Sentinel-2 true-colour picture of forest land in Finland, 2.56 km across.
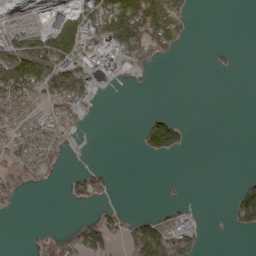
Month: May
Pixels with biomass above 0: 35%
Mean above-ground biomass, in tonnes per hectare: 41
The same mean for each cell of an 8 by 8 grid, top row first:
14 36 102 149 142 67 0 0
83 114 117 144 119 41 4 3
133 115 110 68 9 0 0 0
70 38 49 0 9 6 0 0
61 66 5 0 51 69 0 0
35 23 52 22 0 0 0 10
12 0 10 19 0 18 0 95
0 10 85 50 126 78 6 0
